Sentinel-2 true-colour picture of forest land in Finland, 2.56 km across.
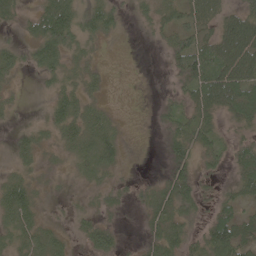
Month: May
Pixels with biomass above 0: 64%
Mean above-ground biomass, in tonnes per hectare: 35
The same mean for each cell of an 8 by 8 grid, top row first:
29 62 47 35 19 49 48 59
26 74 35 3 1 49 56 85
13 25 32 4 1 21 88 94
9 25 45 14 0 26 54 80
23 25 50 48 0 40 35 30
28 16 25 24 5 44 16 46
65 10 15 18 24 45 21 35
39 45 17 31 19 44 62 59
